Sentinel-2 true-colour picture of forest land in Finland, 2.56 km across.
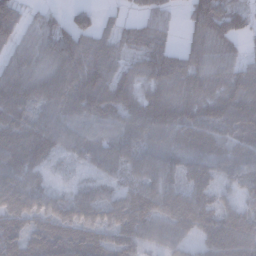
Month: December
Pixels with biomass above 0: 91%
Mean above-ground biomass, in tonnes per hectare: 71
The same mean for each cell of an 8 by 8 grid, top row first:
72 29 40 14 45 16 137 78
50 78 97 59 58 40 94 37
71 77 89 77 62 90 67 71
82 64 78 70 93 95 83 95
90 81 68 62 72 77 82 74
92 40 31 48 65 58 62 58
93 76 93 79 83 91 67 53
74 92 86 72 70 61 73 96
